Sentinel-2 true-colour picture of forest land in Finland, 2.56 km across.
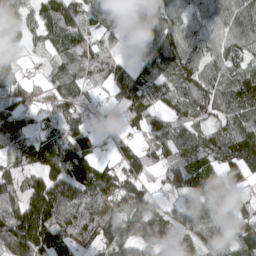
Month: April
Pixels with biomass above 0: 88%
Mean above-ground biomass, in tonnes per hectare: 102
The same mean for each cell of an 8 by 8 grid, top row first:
39 104 85 67 123 108 91 117
49 46 103 48 65 156 98 92
107 64 89 103 109 113 101 131
119 62 95 55 136 77 88 109
95 110 137 52 66 129 99 169
77 137 170 109 80 90 101 74
121 198 126 104 139 59 107 68
234 161 86 131 83 82 89 105
